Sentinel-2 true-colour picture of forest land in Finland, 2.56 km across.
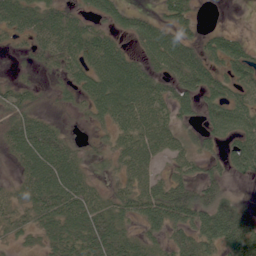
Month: June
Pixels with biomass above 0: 72%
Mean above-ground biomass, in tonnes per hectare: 51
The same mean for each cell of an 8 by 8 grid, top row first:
65 56 34 39 24 50 0 0
11 51 66 53 47 75 40 36
17 11 51 99 66 67 59 48
60 21 19 75 81 48 41 58
69 76 20 32 65 44 30 55
25 98 51 22 52 39 49 24
38 78 80 57 69 98 76 46
24 46 71 85 41 53 69 89
